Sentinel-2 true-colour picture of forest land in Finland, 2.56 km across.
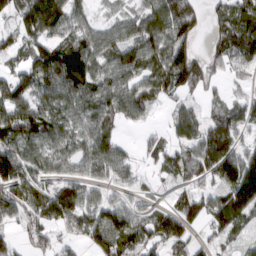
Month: March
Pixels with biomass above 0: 74%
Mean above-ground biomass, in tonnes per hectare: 64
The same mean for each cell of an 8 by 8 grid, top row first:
50 125 43 26 63 113 31 76
39 69 76 69 90 100 29 89
67 81 96 74 73 97 68 27
85 72 64 69 47 35 31 43
81 65 62 76 23 49 88 45
80 41 44 49 15 42 56 139
66 91 92 73 33 60 74 107
33 42 36 104 65 87 24 31
